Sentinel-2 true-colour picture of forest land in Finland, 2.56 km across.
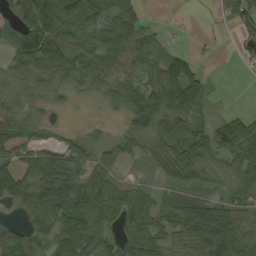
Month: September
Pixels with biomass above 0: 79%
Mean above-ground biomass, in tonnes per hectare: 60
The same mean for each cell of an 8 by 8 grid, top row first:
62 128 98 81 31 0 2 58
71 116 77 83 66 10 4 17
41 37 41 63 55 98 25 1
38 24 5 22 97 88 20 17
57 39 32 32 53 68 81 96
90 112 68 47 13 58 44 66
31 125 84 72 71 95 98 58
82 70 108 52 88 51 108 85
